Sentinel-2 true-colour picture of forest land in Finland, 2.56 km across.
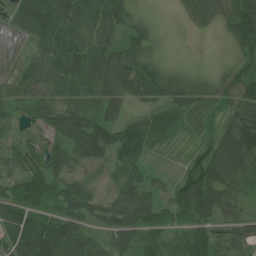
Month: July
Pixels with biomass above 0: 92%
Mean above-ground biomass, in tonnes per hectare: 54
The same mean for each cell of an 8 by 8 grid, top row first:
55 110 87 81 15 10 46 84
7 69 78 58 52 5 2 55
45 62 65 77 84 53 33 55
35 47 61 57 28 41 35 53
34 37 89 80 47 15 39 80
54 69 34 24 42 22 91 55
70 42 75 58 74 55 70 33
76 105 65 52 43 41 57 49
